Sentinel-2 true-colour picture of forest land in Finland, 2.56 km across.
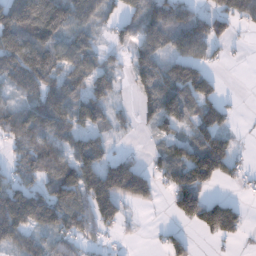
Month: December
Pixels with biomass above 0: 67%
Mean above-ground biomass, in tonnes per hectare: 77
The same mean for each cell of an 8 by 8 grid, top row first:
148 157 97 47 88 103 68 83
135 112 94 30 81 76 63 5
87 107 78 64 93 135 70 0
80 125 75 49 41 110 89 6
65 94 98 38 7 75 117 15
60 99 138 147 88 100 127 29
165 148 110 106 19 62 111 39
93 50 53 12 3 39 18 25
